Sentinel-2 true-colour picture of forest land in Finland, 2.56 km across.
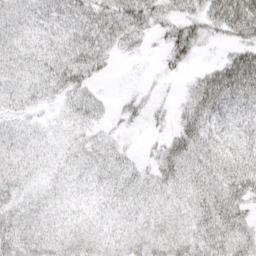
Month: April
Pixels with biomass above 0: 84%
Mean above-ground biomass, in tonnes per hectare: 31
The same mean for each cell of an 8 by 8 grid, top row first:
34 38 46 49 44 28 41 70
35 38 48 29 12 42 7 39
29 38 38 4 5 6 42 80
23 9 26 10 20 16 48 47
28 17 21 17 5 33 38 41
30 18 20 27 18 35 41 53
28 24 17 20 24 26 49 39
41 34 29 23 29 34 44 43
